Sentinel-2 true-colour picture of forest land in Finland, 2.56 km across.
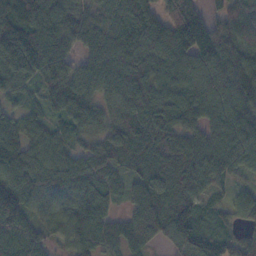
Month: November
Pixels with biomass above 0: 94%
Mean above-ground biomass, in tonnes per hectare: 99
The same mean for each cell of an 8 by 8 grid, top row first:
143 135 94 129 116 159 66 68
142 131 67 119 122 143 134 113
107 102 111 124 120 99 114 147
54 60 123 69 113 118 106 120
107 91 50 78 118 97 118 124
109 107 115 58 78 92 109 48
150 72 102 51 104 93 39 72
100 49 81 80 80 88 85 53
